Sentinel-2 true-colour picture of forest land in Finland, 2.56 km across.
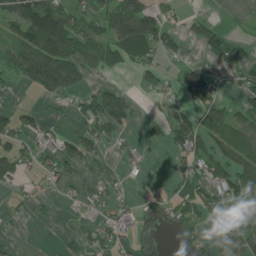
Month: June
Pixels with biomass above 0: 49%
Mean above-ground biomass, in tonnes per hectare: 48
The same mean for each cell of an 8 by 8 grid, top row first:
81 135 71 91 107 26 15 3
59 135 78 63 86 41 39 43
35 132 64 13 20 32 47 38
41 12 34 88 6 43 67 46
56 47 57 25 22 56 63 80
65 31 25 24 11 21 65 79
13 9 18 43 21 31 62 83
11 0 27 54 13 9 40 92
